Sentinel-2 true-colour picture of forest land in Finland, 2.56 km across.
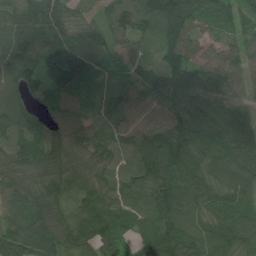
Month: July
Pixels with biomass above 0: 96%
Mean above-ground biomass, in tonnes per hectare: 87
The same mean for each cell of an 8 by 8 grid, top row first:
80 93 55 82 110 169 87 62
114 101 103 62 47 91 45 62
92 74 106 46 89 107 90 73
92 43 46 84 66 102 101 77
61 73 55 75 78 129 92 119
77 85 74 52 90 132 87 86
86 92 83 98 96 138 92 82
97 92 99 74 79 128 116 102
